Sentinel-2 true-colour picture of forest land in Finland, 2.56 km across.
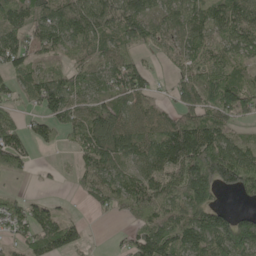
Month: May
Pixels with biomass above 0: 79%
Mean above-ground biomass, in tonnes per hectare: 78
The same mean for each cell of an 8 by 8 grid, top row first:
86 97 126 99 86 75 103 101
92 84 63 53 43 41 77 76
49 100 62 79 66 38 73 60
30 81 78 89 66 55 79 92
87 41 57 117 87 170 150 60
24 7 46 79 85 97 169 164
50 45 8 64 97 94 108 17
44 108 51 8 105 113 123 136
